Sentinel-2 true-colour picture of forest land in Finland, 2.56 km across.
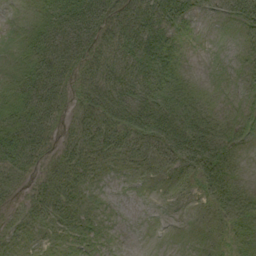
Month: September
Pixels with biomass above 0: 82%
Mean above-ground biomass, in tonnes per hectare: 29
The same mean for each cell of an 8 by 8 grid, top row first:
4 43 69 49 51 43 9 27
12 48 47 43 58 24 1 10
27 49 32 45 53 41 5 8
37 42 28 50 56 54 25 12
55 25 39 39 37 67 56 19
27 26 27 5 13 19 50 13
13 35 28 4 1 4 22 45
16 10 14 2 0 1 10 25
